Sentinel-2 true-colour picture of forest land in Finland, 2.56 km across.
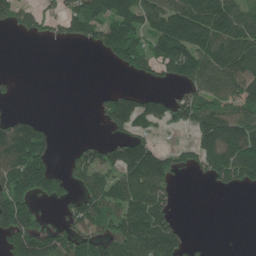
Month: June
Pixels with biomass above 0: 55%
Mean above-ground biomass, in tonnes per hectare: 98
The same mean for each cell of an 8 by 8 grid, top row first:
86 64 117 132 128 164 165 123
0 2 16 155 128 219 156 160
15 0 0 0 37 85 114 164
21 1 0 113 121 100 118 108
187 81 33 80 112 32 150 204
177 160 77 90 183 76 66 134
212 28 106 121 187 40 0 0
164 159 119 144 209 115 9 0
